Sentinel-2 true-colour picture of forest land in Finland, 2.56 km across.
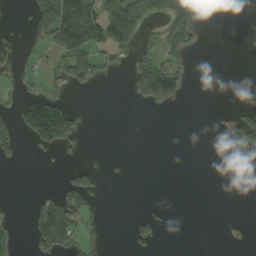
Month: September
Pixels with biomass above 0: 22%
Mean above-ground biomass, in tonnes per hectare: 29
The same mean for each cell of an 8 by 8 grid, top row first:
3 117 162 69 59 92 6 3
24 48 94 60 26 54 0 0
14 22 49 7 74 59 0 1
37 149 21 0 3 3 0 28
56 80 14 0 0 0 0 83
0 0 48 2 0 0 0 6
1 51 58 0 3 1 0 0
9 90 30 0 21 0 0 0
